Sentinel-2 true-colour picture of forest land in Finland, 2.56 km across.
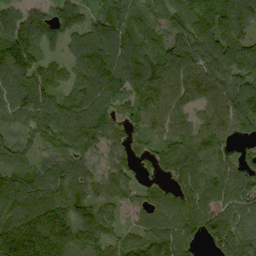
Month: September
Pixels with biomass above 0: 91%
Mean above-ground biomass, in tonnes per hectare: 110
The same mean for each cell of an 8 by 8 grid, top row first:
108 121 99 105 73 115 134 116
154 72 82 127 102 139 129 132
127 91 109 148 182 142 154 104
108 135 130 94 112 115 112 99
74 91 131 81 58 107 113 53
70 85 81 94 43 96 103 91
108 137 112 66 67 99 102 81
236 247 175 85 91 114 89 111
